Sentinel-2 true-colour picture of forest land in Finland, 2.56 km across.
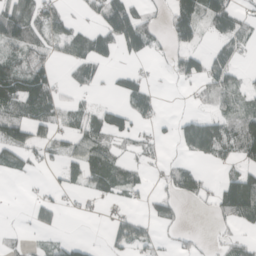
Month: March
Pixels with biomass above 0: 50%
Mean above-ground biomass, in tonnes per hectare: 41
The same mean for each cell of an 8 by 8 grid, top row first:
103 53 7 87 43 86 76 40
62 38 52 44 50 44 22 34
90 63 40 23 32 19 53 25
69 62 38 48 41 5 25 53
72 45 55 44 24 25 97 76
18 6 46 70 18 43 11 66
0 37 7 9 18 31 15 112
12 15 18 27 40 13 5 26
